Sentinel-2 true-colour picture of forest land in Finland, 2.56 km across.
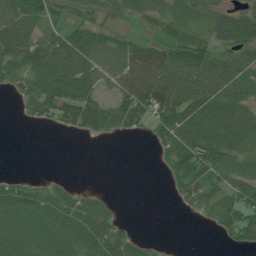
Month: July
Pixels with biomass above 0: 66%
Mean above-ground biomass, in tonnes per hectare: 53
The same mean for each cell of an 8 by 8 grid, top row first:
77 50 25 22 36 39 34 63
90 79 95 64 67 74 64 79
46 103 96 52 120 85 76 62
5 53 101 67 86 97 94 76
0 0 0 1 2 82 108 60
12 9 0 0 0 55 74 54
80 66 62 17 0 8 50 92
79 80 78 76 18 0 0 47
